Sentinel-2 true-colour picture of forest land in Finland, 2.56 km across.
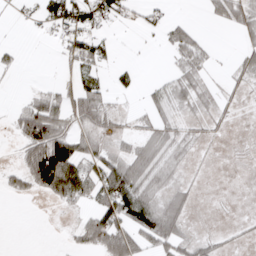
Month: April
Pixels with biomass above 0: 45%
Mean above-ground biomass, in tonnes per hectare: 34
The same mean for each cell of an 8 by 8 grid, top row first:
6 52 67 41 19 8 17 56
13 2 61 18 2 48 20 25
2 5 40 25 7 37 18 20
30 82 61 34 18 23 19 6
22 144 55 24 41 33 9 3
30 134 98 94 61 14 1 1
0 5 26 95 83 41 1 1
0 0 30 88 56 51 25 6
